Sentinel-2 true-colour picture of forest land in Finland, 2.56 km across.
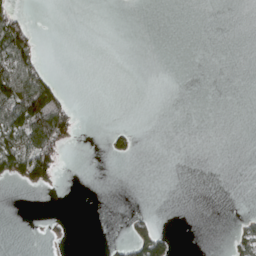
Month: April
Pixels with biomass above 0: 13%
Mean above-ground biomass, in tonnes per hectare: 16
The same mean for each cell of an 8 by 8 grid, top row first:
41 0 0 0 0 0 0 0
112 0 0 0 0 0 0 0
117 52 0 0 0 0 0 0
120 151 8 0 0 0 0 0
87 90 5 15 0 0 0 0
55 59 0 0 0 0 0 0
0 0 0 0 1 0 0 0
0 7 0 3 71 10 0 26
